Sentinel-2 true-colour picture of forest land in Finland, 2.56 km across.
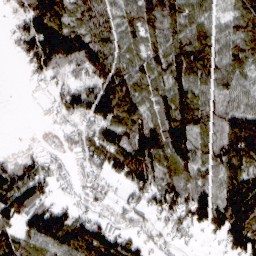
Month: March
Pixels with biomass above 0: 83%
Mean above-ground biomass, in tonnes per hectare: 90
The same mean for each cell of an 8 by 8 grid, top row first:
42 152 88 95 98 117 78 98
37 163 148 101 80 118 131 101
0 54 66 141 87 114 92 64
0 18 97 137 92 138 97 100
4 14 54 116 143 142 77 143
109 80 37 62 126 91 53 119
126 100 42 23 67 112 137 160
91 121 134 109 46 31 16 127
